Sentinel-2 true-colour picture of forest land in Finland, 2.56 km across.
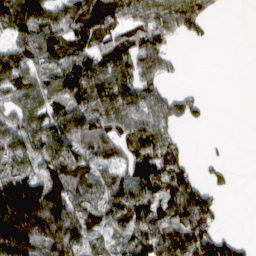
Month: March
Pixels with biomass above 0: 71%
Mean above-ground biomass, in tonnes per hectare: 91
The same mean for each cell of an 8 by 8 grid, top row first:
133 116 137 123 110 134 61 0
81 115 88 103 132 23 4 0
109 96 137 128 93 14 0 0
76 94 108 134 93 83 22 0
96 140 137 116 137 68 6 0
110 102 82 79 120 120 32 3
231 196 109 123 99 117 113 0
204 181 102 62 101 146 121 29
